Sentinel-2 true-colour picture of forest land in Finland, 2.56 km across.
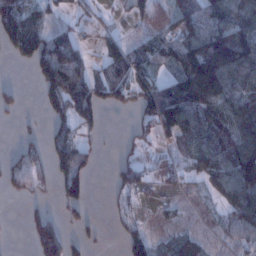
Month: January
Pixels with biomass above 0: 58%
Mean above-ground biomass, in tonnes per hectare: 68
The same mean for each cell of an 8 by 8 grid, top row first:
145 57 25 14 37 51 99 106
79 124 72 66 56 75 176 169
5 95 116 75 65 113 191 96
28 45 93 19 73 180 133 118
24 57 76 1 33 61 117 119
72 43 98 29 48 38 77 136
0 23 36 11 8 23 19 92
1 135 32 4 69 42 18 38
